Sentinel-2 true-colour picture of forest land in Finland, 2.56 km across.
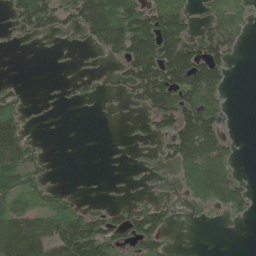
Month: June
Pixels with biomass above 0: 48%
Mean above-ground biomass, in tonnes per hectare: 60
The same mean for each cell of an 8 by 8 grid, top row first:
53 110 99 139 114 83 28 22
5 10 13 86 158 156 92 24
3 0 11 16 168 152 129 0
63 1 0 3 48 147 110 1
142 7 0 1 7 121 125 10
86 25 0 1 11 43 150 24
61 63 44 41 72 26 39 47
160 120 171 80 84 6 0 0
